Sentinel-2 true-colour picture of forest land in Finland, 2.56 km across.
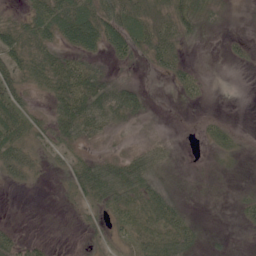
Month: June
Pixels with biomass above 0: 57%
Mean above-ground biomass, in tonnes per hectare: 23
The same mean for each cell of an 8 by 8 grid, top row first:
12 47 42 45 41 43 25 3
34 29 42 32 37 30 0 10
35 33 53 27 4 22 5 0
42 22 61 58 22 0 2 0
44 29 27 8 14 6 13 9
32 11 44 59 49 10 7 3
1 1 14 33 40 34 2 15
20 6 2 13 31 52 8 0
